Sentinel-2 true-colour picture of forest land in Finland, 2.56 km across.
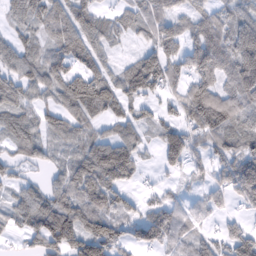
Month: February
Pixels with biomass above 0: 80%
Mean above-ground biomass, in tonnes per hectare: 64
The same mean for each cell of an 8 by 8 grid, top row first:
48 73 85 38 65 60 57 67
67 51 104 37 50 66 117 141
71 72 82 67 107 47 78 115
82 50 77 54 32 39 119 87
58 49 61 82 34 84 50 65
24 28 76 76 9 20 31 102
58 91 76 75 30 48 38 23
14 93 111 90 46 44 41 76
